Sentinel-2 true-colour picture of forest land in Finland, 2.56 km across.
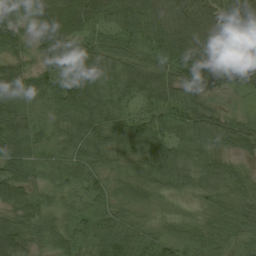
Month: August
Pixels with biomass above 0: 98%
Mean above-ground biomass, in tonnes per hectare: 57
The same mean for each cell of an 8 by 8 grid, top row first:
54 101 104 73 81 72 47 57
48 62 56 52 49 72 73 41
68 69 85 65 77 65 65 46
49 50 86 69 62 59 61 27
58 43 68 68 67 60 61 51
49 38 55 45 55 69 63 36
49 35 41 49 43 26 37 47
71 47 48 69 47 48 46 33
